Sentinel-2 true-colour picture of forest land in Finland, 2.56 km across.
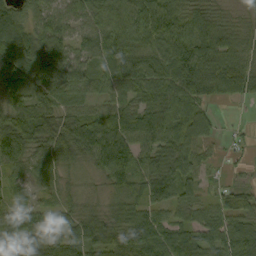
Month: September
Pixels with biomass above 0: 92%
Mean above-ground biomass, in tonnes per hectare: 71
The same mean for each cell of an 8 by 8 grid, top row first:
74 63 61 70 92 84 62 25
98 88 50 75 75 100 90 54
86 111 71 68 102 102 97 93
77 69 58 75 84 76 38 2
96 90 114 122 75 85 43 15
44 21 27 73 75 96 22 13
55 43 46 41 66 66 49 69
95 69 78 83 109 88 82 94
